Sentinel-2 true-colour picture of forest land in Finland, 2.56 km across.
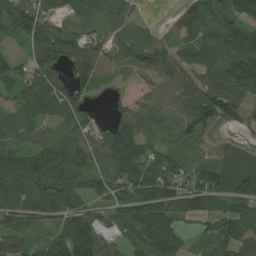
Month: July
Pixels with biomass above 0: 87%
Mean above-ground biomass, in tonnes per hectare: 87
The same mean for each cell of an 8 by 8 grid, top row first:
151 82 47 70 16 33 114 86
28 137 112 64 108 69 111 135
82 87 87 30 35 93 104 164
65 66 77 40 73 88 149 77
62 97 99 145 75 89 55 56
114 142 92 83 78 67 108 121
93 99 81 60 119 85 62 89
58 76 203 45 88 77 68 106
